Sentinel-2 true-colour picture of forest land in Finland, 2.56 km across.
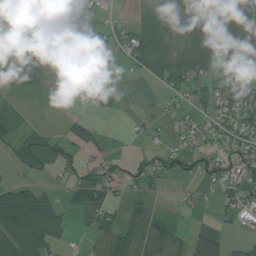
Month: July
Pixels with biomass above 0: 58%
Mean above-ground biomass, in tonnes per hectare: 42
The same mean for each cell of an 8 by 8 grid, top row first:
55 47 23 21 51 57 34 77
75 40 3 26 81 58 64 76
42 24 54 15 21 67 59 62
26 4 16 22 8 24 31 76
45 71 54 8 16 22 27 54
8 18 34 28 35 27 42 62
158 78 54 46 26 6 7 68
81 62 13 71 42 23 37 13
